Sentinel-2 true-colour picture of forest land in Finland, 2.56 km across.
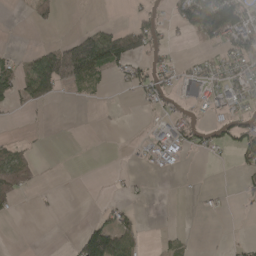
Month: April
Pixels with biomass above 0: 30%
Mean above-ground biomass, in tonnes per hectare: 29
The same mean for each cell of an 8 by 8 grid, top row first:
0 23 0 1 24 45 154 101
4 37 118 108 61 10 32 75
60 117 64 17 43 30 40 55
10 4 0 1 7 22 16 34
22 1 0 0 11 45 25 50
74 0 0 5 4 5 0 21
12 4 0 22 2 0 7 4
0 0 65 116 15 12 1 6
